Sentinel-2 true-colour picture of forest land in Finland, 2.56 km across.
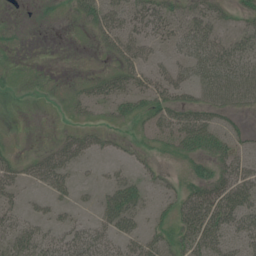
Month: July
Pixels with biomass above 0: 53%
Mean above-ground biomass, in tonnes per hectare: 23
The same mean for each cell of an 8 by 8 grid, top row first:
0 4 26 41 36 27 28 16
3 0 1 26 31 24 49 28
5 1 7 23 23 28 41 49
2 0 12 16 26 31 29 17
4 9 33 11 11 23 38 20
25 42 8 10 15 7 27 39
19 13 9 40 20 25 56 50
33 28 39 32 33 28 45 32
